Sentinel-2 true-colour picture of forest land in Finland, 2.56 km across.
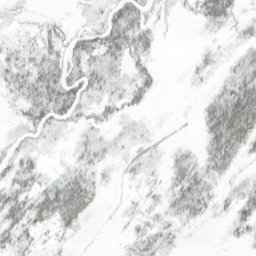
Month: March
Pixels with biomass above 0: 67%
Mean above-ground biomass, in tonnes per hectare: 18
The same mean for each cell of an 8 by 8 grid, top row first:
7 5 6 28 22 5 35 14
13 21 28 38 25 0 6 12
23 39 30 20 18 1 7 34
9 33 21 14 8 2 26 68
12 8 11 10 12 5 28 42
24 9 22 5 10 21 24 10
34 35 42 2 11 21 19 24
20 7 4 2 21 11 0 10
